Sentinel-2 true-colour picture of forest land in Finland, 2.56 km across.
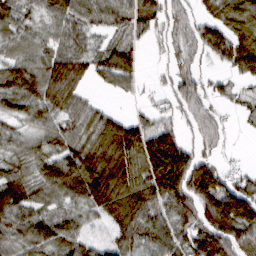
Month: March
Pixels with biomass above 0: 82%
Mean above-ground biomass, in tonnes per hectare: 87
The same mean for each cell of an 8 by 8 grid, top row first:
81 64 78 63 85 78 64 137
64 57 56 52 23 68 106 149
96 116 80 63 22 77 40 42
75 84 75 35 27 54 67 25
52 66 100 150 139 112 73 4
81 96 150 164 129 201 140 39
125 52 57 132 122 117 144 187
77 95 73 57 84 79 152 137
